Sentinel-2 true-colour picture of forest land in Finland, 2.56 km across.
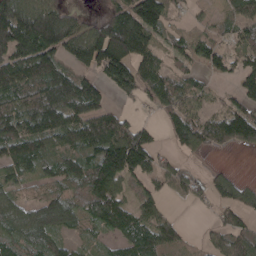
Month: April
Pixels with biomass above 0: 76%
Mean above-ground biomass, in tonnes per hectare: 87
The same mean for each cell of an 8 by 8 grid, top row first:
161 151 51 86 153 28 20 72
143 139 119 171 100 60 72 60
124 128 111 113 108 79 31 68
82 136 117 69 16 92 49 92
106 81 106 144 108 55 72 62
64 66 112 141 82 76 49 22
83 143 100 135 71 11 23 82
80 79 36 54 131 74 38 94
